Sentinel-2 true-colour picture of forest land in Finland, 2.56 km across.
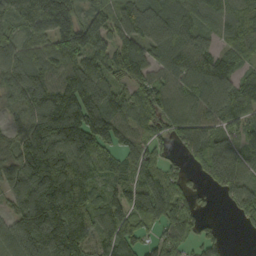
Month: September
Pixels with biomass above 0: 88%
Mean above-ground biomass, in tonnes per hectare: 113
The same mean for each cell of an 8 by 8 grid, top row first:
82 173 109 112 141 101 90 97
89 102 143 104 127 129 71 82
140 121 162 81 93 97 141 89
84 199 225 146 73 86 116 114
87 192 181 121 90 57 123 72
145 231 147 77 92 60 74 95
101 196 150 119 147 109 15 83
113 183 152 120 71 79 60 2
